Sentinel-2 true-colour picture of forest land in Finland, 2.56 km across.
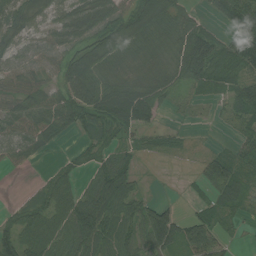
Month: August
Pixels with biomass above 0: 78%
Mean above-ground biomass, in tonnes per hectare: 52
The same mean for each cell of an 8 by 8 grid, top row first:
53 39 63 82 86 55 23 92
41 48 69 76 38 52 94 86
44 39 89 39 47 56 68 57
56 72 77 92 90 23 6 50
55 35 16 43 26 16 5 35
2 26 30 114 9 0 62 50
28 68 90 95 47 19 37 32
83 68 78 71 53 79 71 5
